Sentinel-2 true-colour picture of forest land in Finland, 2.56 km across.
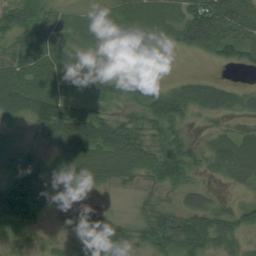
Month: August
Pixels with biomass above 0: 80%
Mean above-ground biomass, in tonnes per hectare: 51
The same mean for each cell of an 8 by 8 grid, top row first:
70 51 22 28 40 39 121 93
60 71 35 37 12 26 63 66
96 82 100 54 20 17 27 6
66 101 52 30 51 75 40 31
34 47 105 103 58 53 27 65
73 91 61 60 40 59 21 38
104 37 34 5 20 36 50 49
13 12 17 33 31 74 63 37
